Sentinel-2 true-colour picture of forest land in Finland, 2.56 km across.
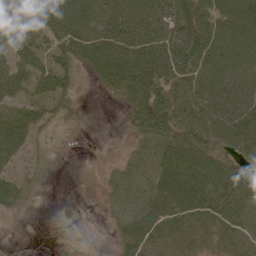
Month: June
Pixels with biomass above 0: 76%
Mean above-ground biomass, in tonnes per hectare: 49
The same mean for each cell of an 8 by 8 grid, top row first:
42 66 76 69 76 75 71 84
102 62 63 75 75 76 90 76
67 67 24 55 75 72 79 68
24 32 9 3 78 71 72 72
28 8 2 2 34 62 62 75
19 10 0 20 53 62 77 63
20 0 0 32 66 63 64 67
1 0 2 12 70 54 28 54
